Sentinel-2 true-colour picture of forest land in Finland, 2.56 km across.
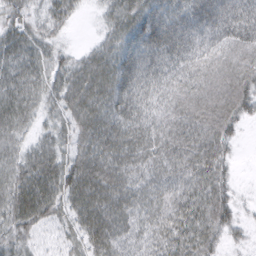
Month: March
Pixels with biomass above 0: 92%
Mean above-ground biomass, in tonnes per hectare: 45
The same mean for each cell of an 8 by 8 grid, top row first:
35 34 11 41 83 62 70 66
46 31 13 53 83 68 40 43
46 44 53 74 61 39 38 51
46 28 53 61 48 35 50 45
30 35 44 64 49 39 46 12
49 61 72 61 39 38 50 7
57 55 58 59 38 43 52 21
42 13 37 54 30 50 40 12
